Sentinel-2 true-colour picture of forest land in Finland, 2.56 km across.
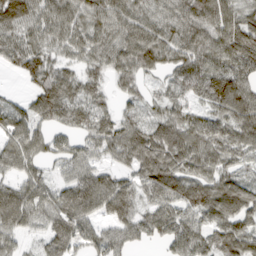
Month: March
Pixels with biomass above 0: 90%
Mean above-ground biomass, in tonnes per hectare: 69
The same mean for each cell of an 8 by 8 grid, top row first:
96 72 74 89 62 64 32 61
88 64 63 83 96 73 78 106
23 92 64 49 44 52 101 96
44 79 74 47 45 50 58 107
68 58 45 70 87 83 83 79
51 39 65 52 68 83 68 50
92 61 90 88 47 78 90 87
40 51 60 59 42 77 62 105
